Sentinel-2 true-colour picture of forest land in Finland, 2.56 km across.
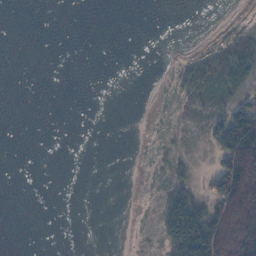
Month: November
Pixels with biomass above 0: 23%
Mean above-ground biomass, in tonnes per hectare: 18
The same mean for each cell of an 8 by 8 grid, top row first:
0 0 0 0 0 0 0 1
0 0 0 0 0 0 12 17
0 0 0 0 0 16 33 42
0 0 0 0 0 2 22 57
0 0 0 0 0 2 18 149
0 0 0 0 1 15 23 153
0 0 0 0 0 87 42 135
0 0 0 0 0 77 123 117
